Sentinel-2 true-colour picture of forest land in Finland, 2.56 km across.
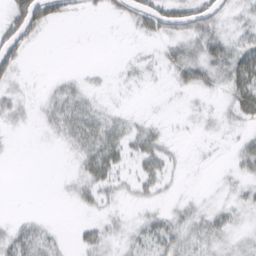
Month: March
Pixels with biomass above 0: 50%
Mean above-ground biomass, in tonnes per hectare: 17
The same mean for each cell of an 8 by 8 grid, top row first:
47 51 10 11 41 44 38 14
39 1 0 0 3 18 32 32
18 4 9 3 5 15 25 49
15 17 34 12 3 2 9 30
1 4 30 37 29 4 3 11
0 0 21 29 30 8 0 13
0 0 10 10 10 11 11 12
30 19 14 15 26 31 28 13
